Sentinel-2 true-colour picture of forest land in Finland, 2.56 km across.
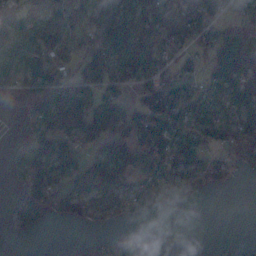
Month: November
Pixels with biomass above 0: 68%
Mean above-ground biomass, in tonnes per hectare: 88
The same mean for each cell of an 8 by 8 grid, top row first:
76 79 126 155 133 112 106 69
119 112 107 164 157 82 66 192
90 167 94 114 112 101 99 144
4 181 144 118 124 121 89 99
28 152 102 115 91 128 93 97
42 141 143 129 70 67 84 21
48 81 100 82 43 4 0 0
5 0 14 59 46 0 0 6
